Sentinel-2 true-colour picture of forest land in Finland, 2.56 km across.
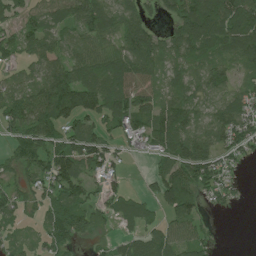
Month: July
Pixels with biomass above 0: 78%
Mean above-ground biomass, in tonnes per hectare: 66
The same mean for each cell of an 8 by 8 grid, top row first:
43 66 81 82 54 69 124 126
50 59 52 60 110 78 77 99
39 85 98 98 66 69 76 36
78 107 115 78 71 102 62 78
57 78 79 40 40 98 82 71
44 73 79 45 14 103 82 17
57 55 74 52 40 95 29 10
35 51 46 27 72 64 40 0
